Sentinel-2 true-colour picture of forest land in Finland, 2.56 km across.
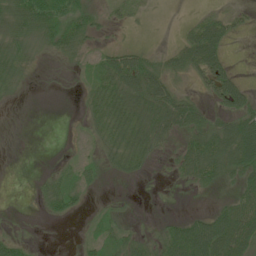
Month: June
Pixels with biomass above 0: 59%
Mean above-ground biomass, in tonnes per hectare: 27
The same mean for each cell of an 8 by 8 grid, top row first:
48 56 33 15 11 2 21 12
38 23 23 17 15 28 70 0
31 2 8 52 74 24 35 19
2 0 11 53 59 59 20 44
1 0 6 43 51 20 56 79
0 17 26 14 8 14 38 38
1 24 15 11 0 0 11 51
29 1 8 24 21 67 93 68
